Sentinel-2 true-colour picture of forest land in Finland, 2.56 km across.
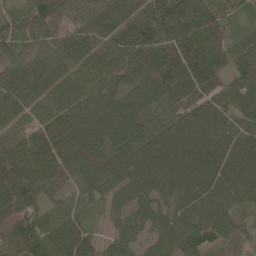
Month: May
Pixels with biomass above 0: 97%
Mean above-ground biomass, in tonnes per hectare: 71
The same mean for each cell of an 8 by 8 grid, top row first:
40 93 55 70 80 109 86 49
56 46 69 60 95 102 109 73
53 57 59 65 74 109 96 74
59 63 93 81 52 58 82 74
66 79 93 76 70 87 76 64
119 73 58 79 86 82 75 69
94 57 47 35 49 52 70 43
86 93 81 38 34 75 76 51
